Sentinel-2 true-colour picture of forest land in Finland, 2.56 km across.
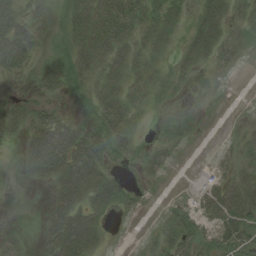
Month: August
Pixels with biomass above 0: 58%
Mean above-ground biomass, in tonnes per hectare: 22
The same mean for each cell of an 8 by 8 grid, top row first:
33 2 38 48 32 18 33 17
49 10 37 40 25 13 45 20
7 29 25 30 23 9 15 1
30 19 15 39 8 2 1 0
11 70 54 28 8 8 0 7
5 36 58 16 9 1 10 11
1 20 41 19 2 8 32 42
13 37 60 2 3 26 13 24
